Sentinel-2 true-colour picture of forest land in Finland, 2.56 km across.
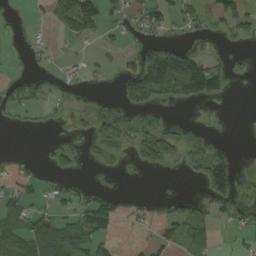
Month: September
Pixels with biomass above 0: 37%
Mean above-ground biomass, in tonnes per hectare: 39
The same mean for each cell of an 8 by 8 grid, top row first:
3 19 157 24 59 33 35 70
4 15 5 12 34 51 9 3
30 18 12 6 137 270 167 5
32 15 16 66 50 5 1 0
0 8 9 46 58 63 63 2
28 16 10 4 3 3 117 25
59 24 53 65 28 26 26 18
88 93 70 33 9 55 34 15
